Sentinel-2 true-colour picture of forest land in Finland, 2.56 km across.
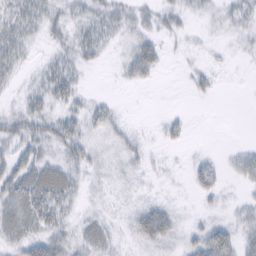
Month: February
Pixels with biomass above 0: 55%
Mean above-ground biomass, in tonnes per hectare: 16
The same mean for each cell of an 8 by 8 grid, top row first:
23 18 13 22 18 19 14 22
23 7 23 8 32 4 5 8
9 23 12 1 15 1 12 0
13 19 17 13 0 4 0 0
25 25 26 10 8 10 1 5
36 41 17 12 8 4 31 18
31 38 12 7 26 13 8 13
24 37 20 15 33 21 47 34
